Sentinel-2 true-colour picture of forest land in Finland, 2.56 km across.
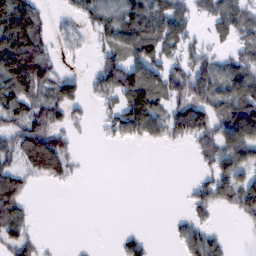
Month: February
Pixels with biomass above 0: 59%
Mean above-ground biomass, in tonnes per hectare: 55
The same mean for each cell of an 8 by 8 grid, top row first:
108 26 48 55 89 72 48 72
127 46 26 63 95 59 40 44
114 70 33 95 111 78 85 90
69 75 24 47 128 77 87 123
82 125 13 15 29 24 69 125
83 68 10 0 0 0 49 87
102 0 0 0 0 2 47 62
77 5 2 3 28 20 66 0
